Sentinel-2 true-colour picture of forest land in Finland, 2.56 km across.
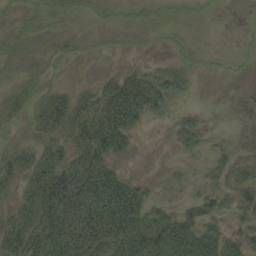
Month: September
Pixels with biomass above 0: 59%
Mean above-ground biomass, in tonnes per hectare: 28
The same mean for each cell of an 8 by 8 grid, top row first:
9 27 13 14 17 12 2 1
21 11 9 4 4 13 5 2
14 14 4 28 39 17 2 1
27 56 49 75 44 7 2 0
19 30 47 63 1 10 8 2
33 65 66 45 6 4 11 19
32 66 69 79 50 17 25 19
57 64 75 72 75 65 46 31
